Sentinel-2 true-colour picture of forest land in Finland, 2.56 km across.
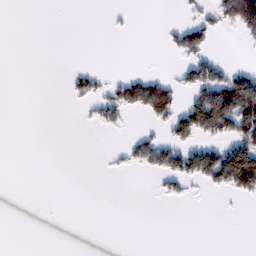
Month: February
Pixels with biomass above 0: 20%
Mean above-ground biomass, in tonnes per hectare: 24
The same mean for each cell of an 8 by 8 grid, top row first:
0 0 0 5 0 2 27 110
0 0 0 0 0 33 46 5
0 0 35 19 53 29 99 87
0 0 4 47 48 64 141 130
0 0 0 4 47 64 52 96
0 0 0 3 7 67 84 147
0 0 0 0 0 1 0 1
0 0 0 0 0 0 0 0
